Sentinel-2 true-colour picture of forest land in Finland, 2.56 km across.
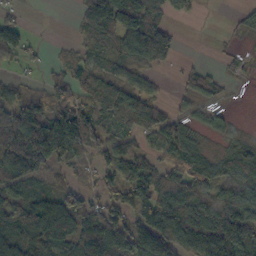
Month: October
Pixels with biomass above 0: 70%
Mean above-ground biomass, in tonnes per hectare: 71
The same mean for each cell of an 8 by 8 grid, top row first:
22 0 30 99 82 18 1 15
81 9 35 64 124 40 1 10
33 33 56 71 44 17 47 11
138 124 105 68 92 32 35 2
157 190 118 56 35 94 20 46
93 41 18 54 88 60 92 103
121 120 93 61 91 104 108 99
78 114 92 106 90 130 189 153
